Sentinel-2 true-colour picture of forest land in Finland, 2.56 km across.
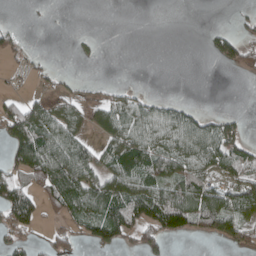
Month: April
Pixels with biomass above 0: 47%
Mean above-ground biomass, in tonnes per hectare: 44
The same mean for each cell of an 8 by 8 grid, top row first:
0 1 0 0 0 0 0 10
28 0 7 0 0 0 17 62
8 22 16 4 0 0 0 3
61 65 37 61 62 51 19 12
88 116 60 58 80 77 92 71
56 99 101 70 85 77 52 56
99 31 68 94 92 134 103 71
37 25 31 69 49 23 25 59
